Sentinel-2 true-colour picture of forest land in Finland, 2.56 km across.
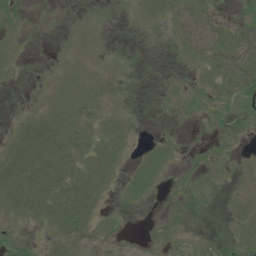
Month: July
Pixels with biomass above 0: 52%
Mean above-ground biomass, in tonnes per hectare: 13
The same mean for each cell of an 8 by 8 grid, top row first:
8 1 0 0 4 28 31 12
4 0 2 1 0 10 48 52
2 2 6 7 0 3 17 49
2 13 15 5 1 3 9 20
25 39 17 14 2 3 5 13
44 43 29 12 11 4 4 3
23 35 38 2 2 2 1 5
3 10 20 9 4 6 8 11
